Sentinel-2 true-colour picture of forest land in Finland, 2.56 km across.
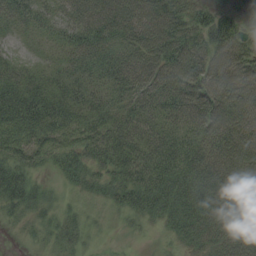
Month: August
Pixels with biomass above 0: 90%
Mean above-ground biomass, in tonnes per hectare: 58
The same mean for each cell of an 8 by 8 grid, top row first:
52 39 64 81 80 72 47 40
18 23 63 56 79 87 83 72
65 47 55 60 79 85 90 96
92 83 64 55 60 71 91 85
62 54 63 83 85 75 70 82
69 19 40 58 83 81 84 84
37 26 17 24 56 62 68 51
3 17 19 4 4 23 45 57
